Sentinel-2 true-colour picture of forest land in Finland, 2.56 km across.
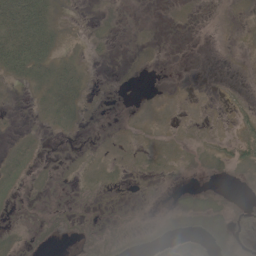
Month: May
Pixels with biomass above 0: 30%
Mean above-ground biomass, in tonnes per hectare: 6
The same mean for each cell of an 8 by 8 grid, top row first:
49 25 2 5 0 3 1 2
50 29 3 4 2 0 0 1
11 29 17 0 0 0 0 0
2 17 10 0 1 1 0 3
6 1 1 1 2 3 3 12
12 2 2 4 3 1 3 3
2 1 0 0 0 5 9 6
2 2 2 3 5 10 8 9
